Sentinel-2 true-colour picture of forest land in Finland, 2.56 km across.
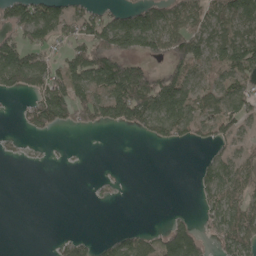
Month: May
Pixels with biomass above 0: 51%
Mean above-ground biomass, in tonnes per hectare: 57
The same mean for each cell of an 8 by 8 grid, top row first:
104 99 64 58 108 76 75 100
109 61 86 108 78 89 80 104
98 92 105 156 125 105 51 66
11 134 73 109 128 114 58 69
10 6 1 0 12 34 31 36
0 0 0 7 0 0 61 69
0 0 0 3 0 4 45 77
0 3 40 45 57 128 32 88
